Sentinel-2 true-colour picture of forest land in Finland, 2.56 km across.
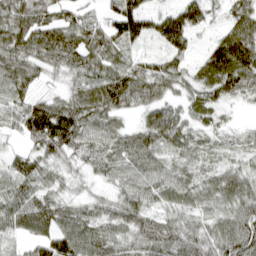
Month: April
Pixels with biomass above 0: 79%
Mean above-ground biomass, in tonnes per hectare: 63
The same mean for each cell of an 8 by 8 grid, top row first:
92 80 61 66 92 102 48 62
98 120 110 91 25 72 36 111
81 34 75 109 114 76 93 103
66 119 104 82 56 57 58 10
20 111 79 73 82 61 38 37
55 49 36 50 72 60 54 62
2 1 1 18 62 61 61 81
0 0 0 0 4 83 78 108
